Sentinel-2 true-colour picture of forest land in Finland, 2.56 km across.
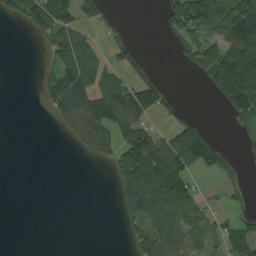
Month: August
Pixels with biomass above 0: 41%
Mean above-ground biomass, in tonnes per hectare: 56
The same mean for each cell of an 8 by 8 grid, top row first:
39 114 59 15 0 93 116 116
0 51 93 22 4 23 99 136
0 51 102 69 51 0 47 147
0 29 122 142 99 23 0 65
0 0 52 83 144 148 100 13
0 0 0 43 208 200 25 16
0 0 0 8 169 132 35 22
0 0 0 0 68 91 45 64
